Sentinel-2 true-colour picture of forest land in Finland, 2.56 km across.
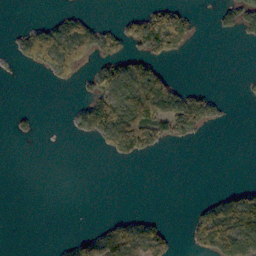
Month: October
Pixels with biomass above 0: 28%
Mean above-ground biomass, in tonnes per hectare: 40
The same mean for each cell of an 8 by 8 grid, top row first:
0 7 33 2 65 85 3 67
24 123 112 52 73 60 0 2
2 12 28 102 142 32 0 4
8 0 39 132 182 146 80 0
2 0 4 67 99 26 2 0
0 0 0 0 0 0 0 0
0 0 0 0 0 0 52 135
0 0 41 107 102 16 106 195
